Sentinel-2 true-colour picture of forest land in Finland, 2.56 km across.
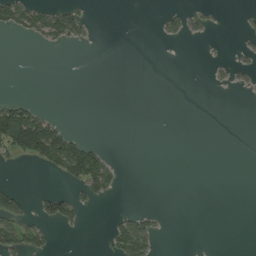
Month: August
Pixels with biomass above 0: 14%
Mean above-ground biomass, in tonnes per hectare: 19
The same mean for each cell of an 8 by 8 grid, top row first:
65 68 35 0 0 24 13 4
0 11 4 0 0 1 1 7
0 0 0 0 0 0 6 9
103 16 0 0 0 0 0 0
123 145 53 1 0 0 0 0
0 12 82 44 0 0 0 0
58 44 31 2 8 0 0 0
66 29 1 50 77 0 0 0
